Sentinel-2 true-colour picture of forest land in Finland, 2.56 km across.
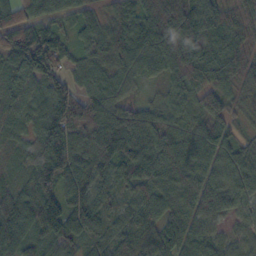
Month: October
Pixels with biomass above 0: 97%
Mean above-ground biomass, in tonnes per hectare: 90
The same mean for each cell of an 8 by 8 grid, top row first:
98 84 64 68 97 168 115 71
126 143 53 109 85 159 89 62
77 99 56 76 41 74 72 59
59 114 150 102 78 60 91 29
50 152 114 161 127 109 99 60
40 131 88 73 134 106 103 108
95 120 90 45 78 88 113 58
90 66 62 59 76 103 70 43
